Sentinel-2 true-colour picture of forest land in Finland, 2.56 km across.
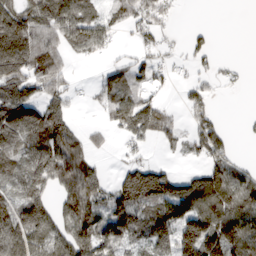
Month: March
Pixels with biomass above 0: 65%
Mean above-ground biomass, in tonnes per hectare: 90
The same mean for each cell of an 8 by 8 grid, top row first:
124 138 138 82 85 26 0 0
148 128 93 38 43 22 39 0
126 134 7 88 75 22 36 11
175 136 11 101 139 20 67 3
113 155 113 20 50 38 110 7
97 158 211 30 149 76 99 72
129 92 189 113 116 154 110 120
144 96 132 108 64 138 193 133
